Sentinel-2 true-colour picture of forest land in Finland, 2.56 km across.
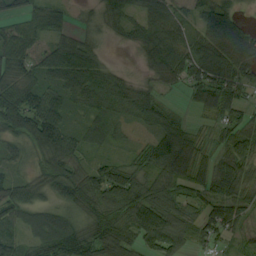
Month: August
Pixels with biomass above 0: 89%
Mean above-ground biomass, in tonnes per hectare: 73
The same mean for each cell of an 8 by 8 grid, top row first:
49 63 20 53 75 80 69 36
77 68 95 10 55 89 99 118
84 63 108 70 28 45 127 91
120 117 41 78 72 33 52 59
52 100 67 42 45 119 37 83
49 74 72 112 92 104 70 75
86 65 55 96 125 88 62 64
60 99 86 82 93 99 56 25
